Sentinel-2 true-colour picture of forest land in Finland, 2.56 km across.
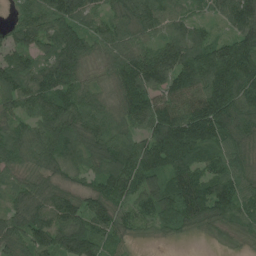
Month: July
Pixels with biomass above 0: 95%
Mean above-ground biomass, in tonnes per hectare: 92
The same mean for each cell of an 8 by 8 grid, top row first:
43 96 91 65 95 71 40 95
100 92 135 70 66 95 96 121
110 134 86 58 141 116 124 146
69 110 91 61 114 116 162 116
104 108 95 90 86 165 126 76
41 59 51 116 98 114 98 82
76 88 102 101 65 131 110 88
93 105 156 72 11 20 12 20
